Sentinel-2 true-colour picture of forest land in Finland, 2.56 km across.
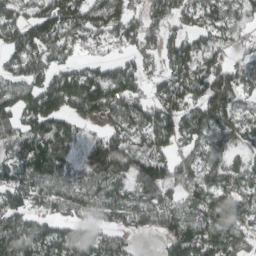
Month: March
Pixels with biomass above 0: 84%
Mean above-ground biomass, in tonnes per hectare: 86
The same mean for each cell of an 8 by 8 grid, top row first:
78 120 111 111 84 76 87 64
95 85 44 37 82 62 58 55
76 87 119 105 46 86 118 74
109 147 79 87 102 101 115 72
89 124 78 114 74 70 82 47
86 110 72 91 106 93 72 69
87 62 73 67 84 88 106 103
121 95 107 79 7 109 107 86
